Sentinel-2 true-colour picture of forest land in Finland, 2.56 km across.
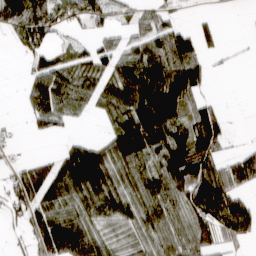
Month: March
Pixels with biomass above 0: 67%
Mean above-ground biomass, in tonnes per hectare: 61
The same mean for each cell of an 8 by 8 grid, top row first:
95 83 59 31 40 23 9 1
29 50 28 39 71 105 22 2
2 88 64 76 119 125 31 0
3 80 31 57 108 88 72 0
11 2 43 71 116 99 107 6
48 72 123 77 74 107 108 89
65 85 66 63 72 62 114 72
24 105 99 34 51 68 62 49
